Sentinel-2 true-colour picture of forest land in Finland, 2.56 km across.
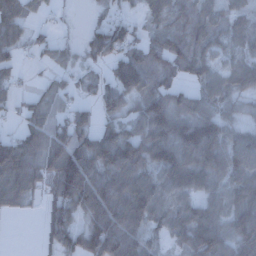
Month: December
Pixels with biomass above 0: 80%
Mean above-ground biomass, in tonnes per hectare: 75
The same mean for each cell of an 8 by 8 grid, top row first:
68 16 2 39 48 60 64 44
51 38 34 121 68 82 67 53
24 22 31 62 78 44 60 73
27 66 59 57 96 108 70 40
86 110 121 136 137 149 136 75
116 73 164 105 84 116 96 76
39 44 86 124 107 65 77 77
0 37 95 148 71 50 134 88
